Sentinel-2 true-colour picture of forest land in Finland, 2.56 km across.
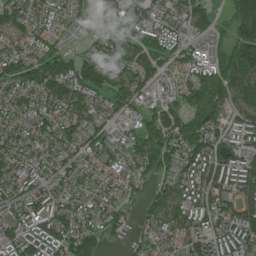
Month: June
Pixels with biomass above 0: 90%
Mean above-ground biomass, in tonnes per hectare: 101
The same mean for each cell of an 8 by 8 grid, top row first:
94 81 58 93 114 95 89 150
57 91 44 115 139 83 72 145
124 200 155 107 89 60 147 140
72 84 95 70 77 126 158 91
94 77 88 89 138 133 144 115
96 88 83 66 67 109 137 124
84 114 82 75 54 97 119 110
122 135 137 20 54 63 115 126
